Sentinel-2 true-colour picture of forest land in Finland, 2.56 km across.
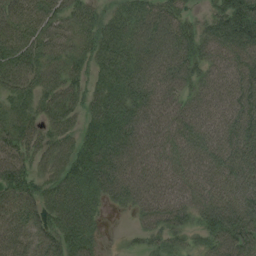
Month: August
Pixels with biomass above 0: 92%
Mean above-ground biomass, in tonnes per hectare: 73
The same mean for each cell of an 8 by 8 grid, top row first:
64 67 59 52 78 63 39 125
80 60 52 76 96 92 70 103
70 60 42 80 98 80 63 90
57 53 46 90 81 73 76 101
66 61 58 94 85 77 82 102
81 54 101 97 81 67 70 83
77 73 114 30 66 72 79 100
77 80 103 2 31 38 57 99
